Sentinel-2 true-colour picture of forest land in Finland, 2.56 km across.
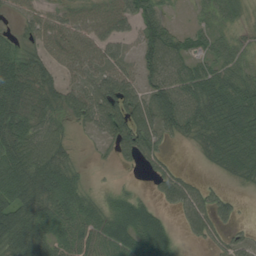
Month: August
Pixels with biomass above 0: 77%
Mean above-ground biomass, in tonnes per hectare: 55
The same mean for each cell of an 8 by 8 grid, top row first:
34 50 69 85 78 9 22 19
42 62 70 52 73 65 33 37
88 50 47 78 58 69 70 54
88 49 61 103 79 91 75 88
78 68 8 44 77 14 56 80
91 90 28 2 12 46 9 49
75 66 62 41 39 31 58 19
75 65 54 65 67 22 28 25
